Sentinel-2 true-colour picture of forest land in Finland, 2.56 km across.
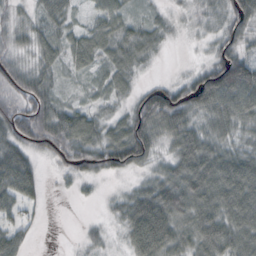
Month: October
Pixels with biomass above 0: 85%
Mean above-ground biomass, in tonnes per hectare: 55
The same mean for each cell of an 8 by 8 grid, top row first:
24 43 14 55 19 11 30 71
32 45 58 48 45 4 22 51
64 45 16 42 11 25 100 125
74 71 47 26 90 97 65 82
71 75 88 85 84 63 67 43
117 9 42 35 27 76 100 108
43 9 2 17 100 92 87 104
49 0 11 11 105 72 86 77
